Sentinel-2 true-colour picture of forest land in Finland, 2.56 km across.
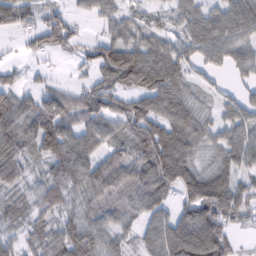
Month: February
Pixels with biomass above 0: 84%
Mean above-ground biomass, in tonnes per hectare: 72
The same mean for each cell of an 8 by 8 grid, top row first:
96 50 26 46 40 44 61 72
11 58 45 105 77 66 74 63
34 20 27 113 108 91 29 28
87 104 80 98 112 85 36 69
83 106 84 57 114 114 55 82
62 70 84 96 93 119 73 57
63 70 66 59 72 60 128 89
47 68 110 57 57 105 136 24
